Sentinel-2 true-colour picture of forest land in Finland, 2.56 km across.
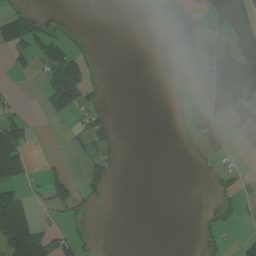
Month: August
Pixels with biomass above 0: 28%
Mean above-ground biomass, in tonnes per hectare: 31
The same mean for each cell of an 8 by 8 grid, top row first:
56 11 0 0 0 44 44 94
56 68 18 0 0 25 76 123
5 44 100 0 0 13 73 183
13 20 37 8 0 4 38 65
109 0 13 25 0 2 37 11
83 30 18 26 0 0 8 27
88 16 26 2 0 0 6 19
119 52 32 0 0 0 23 20
